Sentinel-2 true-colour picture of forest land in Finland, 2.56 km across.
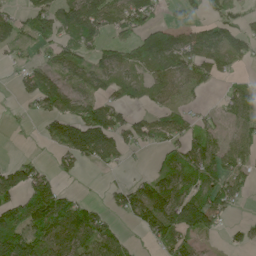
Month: June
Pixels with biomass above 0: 61%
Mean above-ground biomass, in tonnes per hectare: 70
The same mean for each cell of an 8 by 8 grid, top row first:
44 85 113 80 90 19 45 47
41 47 71 62 137 110 100 71
23 77 61 68 49 67 63 32
9 68 95 87 33 55 22 56
1 39 168 109 44 74 91 60
78 56 20 9 26 99 117 71
109 189 86 40 109 127 135 19
148 98 95 82 21 97 24 27
